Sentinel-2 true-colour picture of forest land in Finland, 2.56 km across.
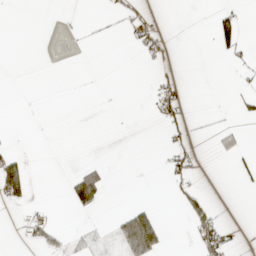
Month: April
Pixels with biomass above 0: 13%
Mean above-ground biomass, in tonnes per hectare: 11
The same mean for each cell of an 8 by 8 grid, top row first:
0 0 0 8 21 3 4 14
0 0 1 0 24 5 1 21
0 0 0 0 1 18 0 5
0 0 0 0 1 25 2 10
2 0 0 2 0 15 2 13
63 0 43 12 0 19 1 13
9 4 33 1 25 9 38 0
4 32 16 17 111 0 60 6
